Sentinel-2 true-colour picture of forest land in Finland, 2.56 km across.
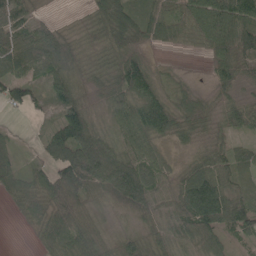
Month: May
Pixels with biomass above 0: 89%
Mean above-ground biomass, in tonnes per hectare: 58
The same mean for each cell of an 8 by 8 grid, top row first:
48 12 7 62 44 46 107 100
66 75 27 39 24 17 48 104
77 68 35 46 84 14 17 53
29 48 77 52 108 56 32 49
15 58 123 66 89 22 29 29
50 59 116 144 102 38 90 66
21 60 55 46 81 66 144 95
0 40 83 40 49 49 68 33
